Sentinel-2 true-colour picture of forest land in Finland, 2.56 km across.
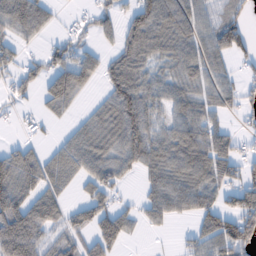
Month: February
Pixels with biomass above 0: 66%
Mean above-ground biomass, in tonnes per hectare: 60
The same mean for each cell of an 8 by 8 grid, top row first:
89 43 14 40 80 84 45 39
39 33 40 32 77 69 66 59
46 69 72 69 59 55 58 37
15 29 19 80 79 48 54 40
24 17 69 73 86 89 87 27
84 65 50 60 39 80 88 60
113 87 48 61 39 59 67 95
186 72 55 94 5 9 79 122
